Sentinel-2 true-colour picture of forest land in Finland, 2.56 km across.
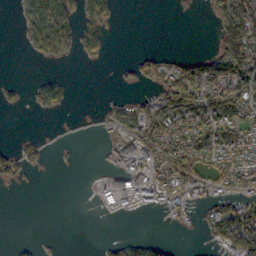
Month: October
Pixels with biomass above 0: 40%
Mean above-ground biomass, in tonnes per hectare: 41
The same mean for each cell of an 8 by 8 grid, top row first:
13 126 71 51 0 3 16 133
3 112 62 17 3 1 4 118
7 27 0 2 33 95 109 95
7 31 1 19 45 97 103 71
13 12 2 32 79 69 81 92
37 4 1 37 73 80 48 88
0 0 0 36 30 50 38 69
4 7 0 9 16 4 18 137
